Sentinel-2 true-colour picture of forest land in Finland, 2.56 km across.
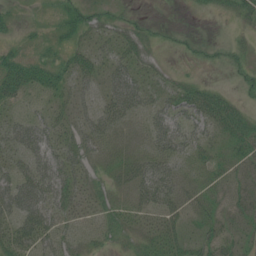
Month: July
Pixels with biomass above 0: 69%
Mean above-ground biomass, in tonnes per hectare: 29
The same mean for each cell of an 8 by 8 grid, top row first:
17 8 30 20 6 0 6 24
22 19 28 30 31 14 11 14
52 41 34 37 31 22 8 14
22 26 25 41 30 40 44 25
40 39 38 29 26 47 27 29
45 51 32 24 47 37 26 20
56 52 28 28 41 37 28 22
45 40 25 21 27 38 36 23
